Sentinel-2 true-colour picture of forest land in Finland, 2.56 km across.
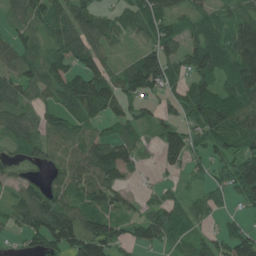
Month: June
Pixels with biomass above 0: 80%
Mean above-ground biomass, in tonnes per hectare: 64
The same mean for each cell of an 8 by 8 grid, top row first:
48 73 85 38 65 60 57 67
67 51 104 37 50 66 117 141
71 72 82 67 107 47 78 115
82 50 77 54 32 39 119 87
58 49 61 82 34 84 50 65
24 28 76 76 9 20 31 102
58 91 76 75 30 48 38 23
14 93 111 90 46 44 41 76
